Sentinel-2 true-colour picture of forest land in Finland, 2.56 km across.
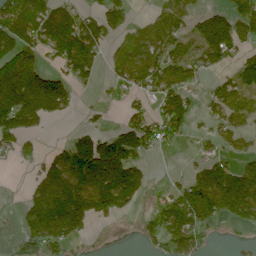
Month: June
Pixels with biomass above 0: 59%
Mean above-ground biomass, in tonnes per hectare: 81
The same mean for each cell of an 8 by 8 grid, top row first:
121 103 74 103 20 79 95 90
115 78 136 37 96 81 128 64
130 98 63 38 91 92 34 59
99 86 17 4 58 125 31 67
47 14 123 125 85 27 27 31
2 96 203 240 73 12 121 145
12 156 162 120 23 150 152 162
31 113 43 1 31 121 35 14
